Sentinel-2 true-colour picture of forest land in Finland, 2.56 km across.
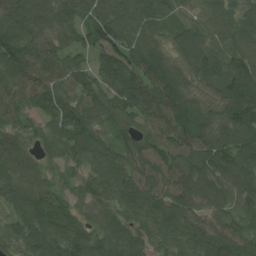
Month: August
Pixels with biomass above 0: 97%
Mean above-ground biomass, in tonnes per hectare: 105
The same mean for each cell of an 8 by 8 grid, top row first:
137 109 72 104 88 59 66 85
122 73 70 103 93 85 99 97
95 84 89 132 116 109 105 200
106 103 130 120 132 132 115 179
85 69 123 80 93 124 139 126
102 55 85 139 120 125 133 117
81 82 61 87 104 124 106 84
86 125 107 114 80 85 137 116
